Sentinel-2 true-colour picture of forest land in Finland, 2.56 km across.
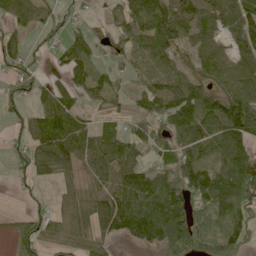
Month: June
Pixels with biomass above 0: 76%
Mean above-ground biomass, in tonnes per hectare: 61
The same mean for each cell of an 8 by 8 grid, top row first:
50 40 13 24 95 103 71 100
49 34 67 30 69 68 38 67
60 40 52 30 36 50 61 80
28 67 42 24 39 109 97 132
20 85 74 69 46 62 55 89
21 35 38 58 63 88 99 109
6 27 63 97 80 102 73 81
60 48 49 44 72 93 90 71
